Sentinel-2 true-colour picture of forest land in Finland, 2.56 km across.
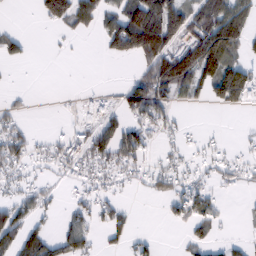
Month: February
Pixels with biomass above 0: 46%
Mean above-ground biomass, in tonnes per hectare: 43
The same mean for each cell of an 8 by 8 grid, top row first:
0 72 76 52 145 108 102 90
35 2 1 54 142 74 153 56
1 0 0 1 62 131 97 115
20 0 26 34 76 19 5 15
44 22 40 72 49 16 11 10
25 17 22 31 26 45 18 30
55 25 29 34 0 36 38 2
70 56 63 22 17 3 34 13
